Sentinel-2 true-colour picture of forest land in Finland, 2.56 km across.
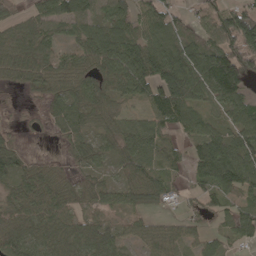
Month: April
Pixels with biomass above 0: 82%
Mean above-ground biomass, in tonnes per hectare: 68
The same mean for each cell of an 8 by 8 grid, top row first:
43 71 79 72 54 54 57 121
71 52 67 116 100 102 100 148
46 73 74 78 105 164 137 114
5 39 72 53 41 104 48 74
32 4 52 58 77 37 104 96
70 60 26 29 73 36 89 115
64 80 39 45 57 18 36 46
92 77 81 65 46 52 41 43
